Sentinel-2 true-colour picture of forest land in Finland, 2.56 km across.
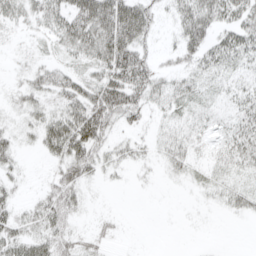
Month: April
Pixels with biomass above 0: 66%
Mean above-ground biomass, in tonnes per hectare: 27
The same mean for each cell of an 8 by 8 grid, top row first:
24 36 59 81 55 27 49 41
5 13 45 71 33 24 38 41
7 30 33 53 46 27 21 20
14 27 54 60 28 23 19 24
21 38 65 24 13 34 15 37
14 14 48 8 4 13 20 22
23 42 21 3 0 1 5 19
38 45 24 10 0 0 1 0
